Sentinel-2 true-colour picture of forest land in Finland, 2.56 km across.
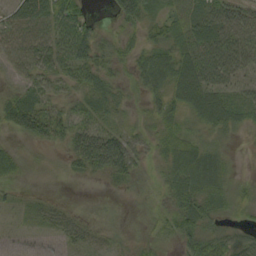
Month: September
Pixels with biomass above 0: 78%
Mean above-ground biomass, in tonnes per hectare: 31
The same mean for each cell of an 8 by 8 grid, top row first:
45 54 44 15 40 30 59 50
44 42 48 26 28 46 61 61
20 27 31 23 38 59 53 25
61 49 29 22 14 34 56 33
10 22 48 59 23 51 28 6
19 5 13 30 13 41 54 8
9 17 5 5 9 36 32 21
5 6 19 14 15 22 32 29
